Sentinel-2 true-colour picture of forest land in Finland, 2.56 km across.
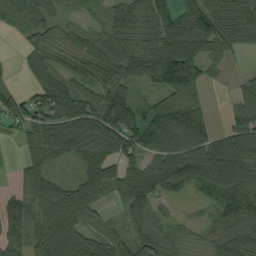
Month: September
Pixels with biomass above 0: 82%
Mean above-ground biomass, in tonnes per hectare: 71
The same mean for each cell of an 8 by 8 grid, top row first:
75 45 28 60 64 59 64 67
9 46 57 77 65 104 78 29
9 78 58 76 60 157 44 18
66 106 120 109 68 109 45 55
17 85 91 108 98 126 111 127
15 56 60 81 106 141 140 132
60 77 96 23 72 10 22 78
55 97 74 33 64 32 37 89
